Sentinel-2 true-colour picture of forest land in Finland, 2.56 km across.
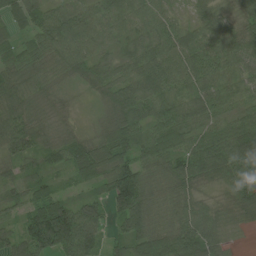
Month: July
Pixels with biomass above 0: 95%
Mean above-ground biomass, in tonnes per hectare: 71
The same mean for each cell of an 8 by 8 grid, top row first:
62 88 77 78 67 33 53 54
44 83 78 46 62 70 73 87
76 51 48 72 84 71 68 53
94 28 10 82 72 85 66 48
81 42 51 96 74 85 84 103
55 50 60 110 70 89 62 90
51 111 86 65 98 71 45 64
72 147 135 43 105 107 87 10
